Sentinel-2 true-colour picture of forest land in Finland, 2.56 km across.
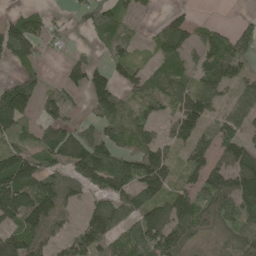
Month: May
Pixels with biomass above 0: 72%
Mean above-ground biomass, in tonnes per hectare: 78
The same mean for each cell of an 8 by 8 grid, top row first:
43 39 47 74 17 36 5 11
101 22 17 56 16 94 84 78
59 26 82 86 59 87 89 61
154 64 26 101 51 74 86 76
47 90 123 93 64 58 60 92
179 97 88 154 124 44 104 168
161 129 40 93 101 100 81 116
112 67 81 65 138 109 32 79
